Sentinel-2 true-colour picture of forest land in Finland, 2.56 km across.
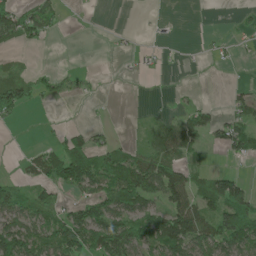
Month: May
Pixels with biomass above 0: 44%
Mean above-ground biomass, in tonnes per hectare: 44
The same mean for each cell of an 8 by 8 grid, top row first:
80 56 0 0 1 0 0 7
23 5 0 2 4 1 5 7
76 40 22 0 2 0 1 3
51 2 0 1 4 15 34 37
0 12 47 43 23 68 24 61
14 62 107 100 111 65 42 30
89 47 53 99 73 73 68 141
110 79 121 137 91 121 86 132
